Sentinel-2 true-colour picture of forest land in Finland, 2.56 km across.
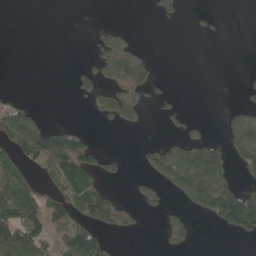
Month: May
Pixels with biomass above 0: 32%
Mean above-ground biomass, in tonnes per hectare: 51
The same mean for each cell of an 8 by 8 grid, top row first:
0 0 0 0 2 29 9 0
0 0 0 135 26 0 0 0
0 0 41 98 103 1 0 4
79 5 0 74 43 22 0 59
105 147 87 0 12 62 102 127
72 51 143 31 26 123 170 43
104 90 118 109 31 27 99 225
124 82 145 22 1 57 0 16
